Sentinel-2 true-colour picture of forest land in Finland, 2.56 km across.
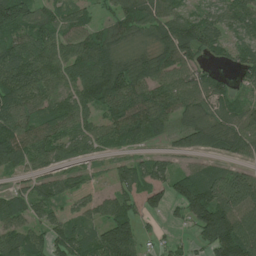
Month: July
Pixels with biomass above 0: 82%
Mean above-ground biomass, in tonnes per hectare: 82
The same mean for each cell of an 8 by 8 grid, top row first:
116 61 55 51 86 72 54 79
83 88 89 79 36 124 63 50
119 96 101 140 96 78 70 38
97 88 86 91 114 81 54 74
162 110 64 60 48 39 83 92
34 54 44 36 87 75 81 83
72 82 87 70 97 45 159 126
103 68 81 155 43 19 93 170
